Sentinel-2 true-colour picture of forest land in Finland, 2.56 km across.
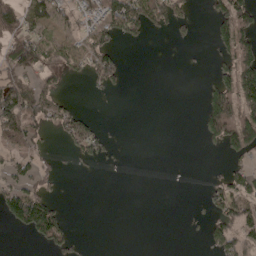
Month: May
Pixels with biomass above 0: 37%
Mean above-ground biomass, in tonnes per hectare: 44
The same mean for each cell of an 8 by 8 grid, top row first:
93 81 39 101 105 54 29 104
101 82 62 51 6 3 11 105
72 40 15 55 0 0 19 150
130 72 30 0 0 0 88 125
55 22 71 16 0 0 27 93
49 33 12 7 8 8 15 55
99 88 0 0 0 0 27 97
0 66 12 0 0 0 40 82
